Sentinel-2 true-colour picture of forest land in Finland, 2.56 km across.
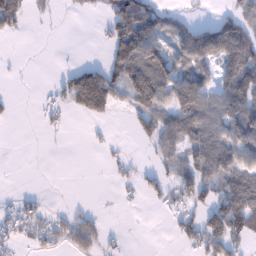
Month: January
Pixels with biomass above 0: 47%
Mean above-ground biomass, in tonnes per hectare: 49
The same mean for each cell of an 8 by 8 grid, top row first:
60 12 12 76 113 21 6 73
0 0 1 77 124 60 117 138
2 4 93 74 117 94 54 119
6 32 43 32 68 105 103 123
0 2 0 12 17 75 104 105
0 0 0 12 27 47 64 77
33 18 11 1 7 43 71 113
37 46 94 10 0 23 94 67
